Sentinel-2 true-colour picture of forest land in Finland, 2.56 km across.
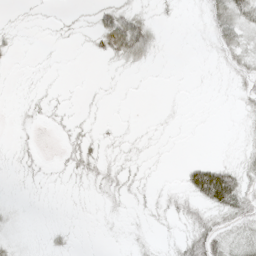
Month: May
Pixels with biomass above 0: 39%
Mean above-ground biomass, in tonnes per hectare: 11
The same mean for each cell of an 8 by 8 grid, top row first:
3 3 4 36 16 4 20 35
6 2 2 44 31 0 6 27
1 2 0 3 1 0 2 14
3 9 3 1 0 2 0 7
6 0 17 6 5 1 0 7
4 4 13 15 6 2 75 33
4 0 1 6 7 16 33 35
9 5 1 1 5 10 38 24
